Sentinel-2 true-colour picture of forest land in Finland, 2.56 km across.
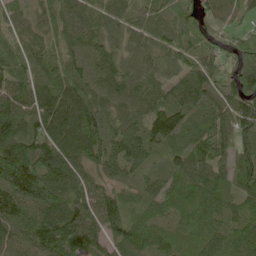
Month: May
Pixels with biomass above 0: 96%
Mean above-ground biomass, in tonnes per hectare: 80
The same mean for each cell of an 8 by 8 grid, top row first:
42 58 69 53 54 85 56 47
65 61 54 44 54 69 50 78
83 86 69 63 59 68 88 127
104 99 96 50 59 91 67 102
132 108 97 75 89 60 95 72
147 155 95 63 40 69 73 83
124 119 109 77 41 58 83 56
101 129 142 76 82 57 76 81
